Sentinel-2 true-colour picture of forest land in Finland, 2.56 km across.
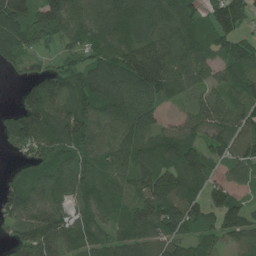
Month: July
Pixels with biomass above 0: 88%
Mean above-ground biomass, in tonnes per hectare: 99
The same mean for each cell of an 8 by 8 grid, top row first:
147 134 93 110 105 121 71 130
80 37 77 118 151 125 76 103
19 123 108 130 214 100 60 108
98 145 138 127 121 24 116 112
81 103 111 92 95 113 84 97
51 85 93 86 111 143 94 49
87 92 60 84 119 158 83 75
56 107 79 83 98 103 53 83
